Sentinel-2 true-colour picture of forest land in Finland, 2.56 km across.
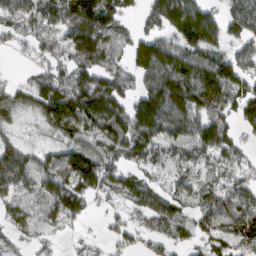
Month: March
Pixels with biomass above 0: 80%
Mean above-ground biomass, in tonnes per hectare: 83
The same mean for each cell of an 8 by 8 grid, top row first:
80 77 159 123 56 142 88 87
28 50 108 72 124 93 98 49
17 92 117 94 76 152 159 114
63 95 143 129 141 134 96 77
53 35 79 103 120 79 125 68
109 92 136 72 49 61 74 64
67 62 67 23 74 65 72 105
34 24 15 33 48 50 62 77
